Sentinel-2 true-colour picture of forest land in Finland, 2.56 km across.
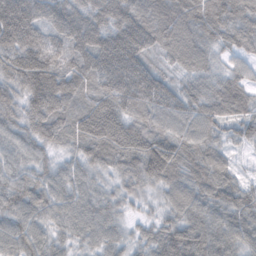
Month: November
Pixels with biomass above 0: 99%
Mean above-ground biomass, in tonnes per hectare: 94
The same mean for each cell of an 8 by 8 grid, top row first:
224 124 123 132 98 108 119 102
177 125 120 178 134 95 75 67
114 167 109 141 147 55 69 62
84 132 95 127 92 92 95 82
66 70 80 128 125 96 71 44
65 60 60 55 109 85 83 36
77 73 80 63 28 73 83 99
81 56 46 59 52 109 94 78
